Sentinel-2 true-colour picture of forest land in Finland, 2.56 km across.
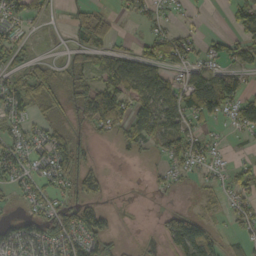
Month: October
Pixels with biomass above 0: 59%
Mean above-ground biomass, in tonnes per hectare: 47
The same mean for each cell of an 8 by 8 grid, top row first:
42 18 46 27 29 11 5 54
56 3 44 42 37 82 34 57
47 75 57 81 116 52 98 41
44 44 46 94 77 96 82 60
49 60 55 21 41 69 31 6
52 51 82 9 10 30 17 30
11 42 78 19 2 25 16 36
71 68 94 41 8 84 69 29
